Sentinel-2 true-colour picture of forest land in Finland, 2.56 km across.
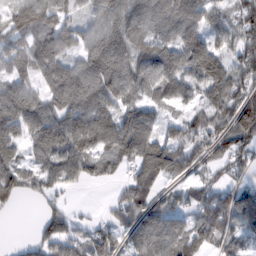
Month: February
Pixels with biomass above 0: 83%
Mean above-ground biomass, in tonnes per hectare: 89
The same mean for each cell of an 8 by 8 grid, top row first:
79 99 48 108 110 121 82 69
62 135 87 147 99 123 135 72
86 104 136 139 96 105 129 66
162 110 127 97 77 28 80 103
80 145 141 110 137 88 72 85
86 80 71 32 106 61 38 37
22 36 8 36 98 72 100 175
8 74 57 65 74 107 81 70
